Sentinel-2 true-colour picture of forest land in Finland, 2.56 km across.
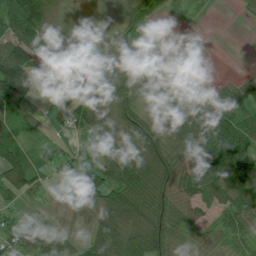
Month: July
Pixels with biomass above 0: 81%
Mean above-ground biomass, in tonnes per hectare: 71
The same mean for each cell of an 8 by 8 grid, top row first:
137 110 36 26 66 8 5 7
102 71 82 90 72 4 0 0
120 26 98 108 101 92 7 29
64 28 88 78 68 118 125 68
97 34 26 65 108 87 178 118
103 35 87 109 100 89 115 181
27 17 43 91 91 68 41 117
65 54 26 81 124 43 34 30
